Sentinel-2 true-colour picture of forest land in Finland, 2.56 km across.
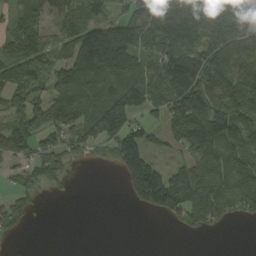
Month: September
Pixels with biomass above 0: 68%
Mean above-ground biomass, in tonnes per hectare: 95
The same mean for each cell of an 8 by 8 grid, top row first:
58 62 91 67 96 184 150 114
111 73 187 264 122 150 133 80
92 95 151 118 110 189 137 129
79 113 120 222 99 172 197 179
114 80 82 117 108 65 127 125
47 53 1 8 211 129 108 61
70 3 0 0 74 156 120 77
11 0 0 0 0 1 4 0
